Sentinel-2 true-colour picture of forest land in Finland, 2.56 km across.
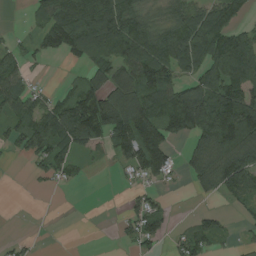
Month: August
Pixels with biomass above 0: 61%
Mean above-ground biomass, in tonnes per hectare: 85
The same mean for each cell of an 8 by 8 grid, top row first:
1 101 189 159 70 91 145 73
39 65 120 159 137 164 169 147
83 6 38 89 127 98 107 147
86 103 148 139 161 188 196 178
52 148 90 95 219 47 141 147
0 46 22 6 75 31 104 144
0 0 0 1 80 7 13 35
12 0 0 6 72 41 96 14
